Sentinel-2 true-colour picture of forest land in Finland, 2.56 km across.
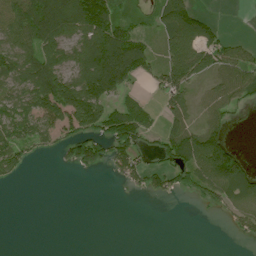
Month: July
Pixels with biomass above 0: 56%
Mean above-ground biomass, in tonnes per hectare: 54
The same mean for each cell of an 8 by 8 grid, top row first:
100 153 151 103 35 106 25 1
102 92 84 149 58 93 79 46
78 115 99 121 29 78 35 73
85 100 136 67 67 56 38 17
82 38 84 85 42 89 95 6
26 0 5 17 41 43 87 76
0 0 0 0 0 0 15 46
0 0 0 0 0 0 0 9
